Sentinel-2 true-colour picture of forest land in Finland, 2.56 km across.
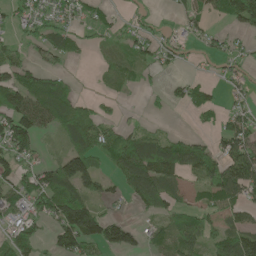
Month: May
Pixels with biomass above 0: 59%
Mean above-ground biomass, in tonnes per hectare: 56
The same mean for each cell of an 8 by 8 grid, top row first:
39 44 43 27 30 16 40 82
36 61 25 24 43 37 26 23
70 74 10 43 16 17 22 39
114 91 62 11 14 5 37 48
121 8 67 85 87 74 38 112
66 64 146 41 132 67 75 115
59 78 129 14 52 42 41 55
64 29 131 96 38 68 49 84
